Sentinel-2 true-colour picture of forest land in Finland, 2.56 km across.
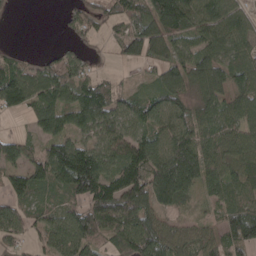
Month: April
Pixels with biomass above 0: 78%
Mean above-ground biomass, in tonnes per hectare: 80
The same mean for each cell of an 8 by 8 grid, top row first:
3 0 47 42 71 157 125 74
10 9 30 18 91 67 87 67
102 94 70 27 21 83 100 73
52 97 113 87 75 72 69 82
70 69 71 78 104 116 75 84
67 95 214 111 149 212 102 79
66 49 72 154 123 69 27 90
40 60 94 92 139 71 45 109
